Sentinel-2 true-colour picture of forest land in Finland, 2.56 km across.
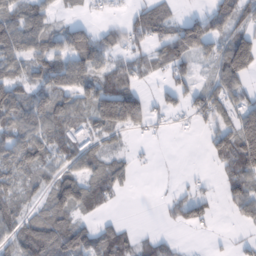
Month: February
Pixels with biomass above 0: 63%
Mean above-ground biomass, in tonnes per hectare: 55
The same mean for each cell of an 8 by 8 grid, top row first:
73 48 15 8 77 39 69 50
86 73 111 51 43 77 52 127
67 71 73 64 31 45 25 75
85 90 56 130 83 24 63 84
77 74 61 23 4 0 30 139
64 52 63 66 1 3 5 89
54 63 61 14 0 35 35 52
63 95 86 74 22 17 5 11
